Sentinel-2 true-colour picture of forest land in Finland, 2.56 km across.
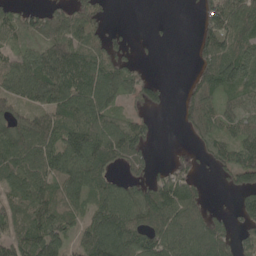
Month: May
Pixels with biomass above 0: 73%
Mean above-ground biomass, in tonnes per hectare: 70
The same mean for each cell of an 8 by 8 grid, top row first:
55 63 67 11 0 0 69 106
40 80 90 48 4 1 89 105
85 129 119 104 49 0 83 98
42 84 105 66 36 14 86 66
100 86 120 105 50 2 56 75
87 95 103 57 44 63 10 87
68 89 56 103 106 106 27 53
79 105 51 138 94 104 122 65
